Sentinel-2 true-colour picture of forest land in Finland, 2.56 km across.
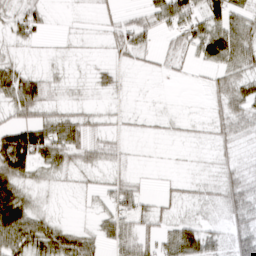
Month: March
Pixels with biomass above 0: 66%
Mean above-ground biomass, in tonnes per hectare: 35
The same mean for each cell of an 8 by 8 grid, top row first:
34 19 4 15 34 80 77 48
16 4 5 23 37 39 83 75
71 23 7 25 2 7 19 52
42 32 26 13 7 4 18 48
120 85 60 26 2 5 10 25
72 25 16 20 6 7 10 30
89 11 4 44 36 16 18 51
68 64 50 45 53 63 43 47
